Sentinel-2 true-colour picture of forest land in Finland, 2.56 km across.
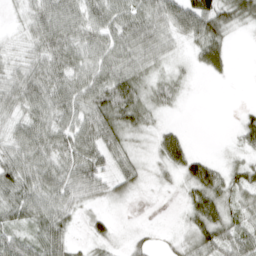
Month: April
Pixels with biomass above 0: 79%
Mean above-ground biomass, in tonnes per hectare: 39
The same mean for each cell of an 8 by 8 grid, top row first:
9 51 45 53 51 55 105 56
12 51 50 53 52 17 69 1
43 57 49 63 39 23 9 0
33 51 48 67 46 9 0 11
41 52 60 48 16 52 0 24
57 54 60 39 26 27 77 37
50 50 28 12 1 6 77 39
46 61 8 25 16 16 58 48
